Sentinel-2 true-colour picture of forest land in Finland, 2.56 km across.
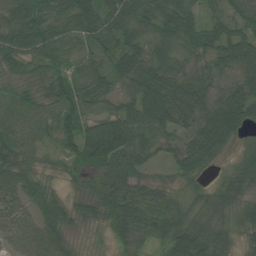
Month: August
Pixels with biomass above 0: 95%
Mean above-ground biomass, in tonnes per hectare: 56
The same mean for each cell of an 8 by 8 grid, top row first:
63 56 72 63 63 77 32 53
61 66 33 52 51 48 54 79
28 56 52 41 69 65 46 50
33 37 78 46 84 78 61 89
44 22 106 157 74 38 74 33
63 24 43 88 39 35 25 44
55 48 33 86 72 50 54 52
45 71 12 40 38 89 75 33
